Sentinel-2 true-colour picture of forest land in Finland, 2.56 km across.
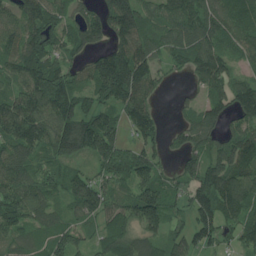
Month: July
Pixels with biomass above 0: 86%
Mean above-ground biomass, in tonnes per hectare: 113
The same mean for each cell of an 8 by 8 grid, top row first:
94 126 84 169 116 130 123 118
109 116 85 120 121 97 118 84
96 191 86 245 158 21 133 84
157 146 156 97 138 29 83 136
120 126 165 147 103 48 88 126
124 91 85 123 123 79 136 114
143 92 106 106 181 65 144 114
75 97 75 125 101 79 88 68
